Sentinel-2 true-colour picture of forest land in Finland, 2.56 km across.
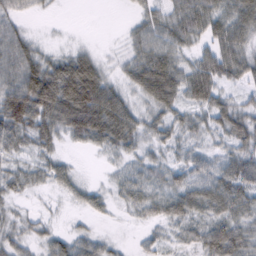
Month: February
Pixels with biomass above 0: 82%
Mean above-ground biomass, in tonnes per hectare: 46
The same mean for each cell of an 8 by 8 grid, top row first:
33 6 0 0 32 50 59 72
68 17 22 5 49 45 39 63
76 109 158 39 61 57 59 40
101 90 152 108 39 36 48 57
45 41 26 56 35 32 26 53
38 38 17 16 40 38 31 66
17 9 19 18 41 54 43 48
40 36 39 16 19 21 66 62
